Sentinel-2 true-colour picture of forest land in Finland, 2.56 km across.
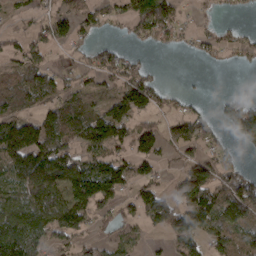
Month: March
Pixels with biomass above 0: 63%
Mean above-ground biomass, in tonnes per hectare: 70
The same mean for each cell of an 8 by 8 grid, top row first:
28 60 78 43 103 50 12 13
38 63 26 40 20 23 32 40
77 69 40 53 84 0 2 6
76 70 77 94 61 35 27 93
146 126 82 99 73 58 49 37
108 160 142 142 50 55 128 74
119 117 118 54 90 109 127 134
138 79 52 40 21 67 81 80
